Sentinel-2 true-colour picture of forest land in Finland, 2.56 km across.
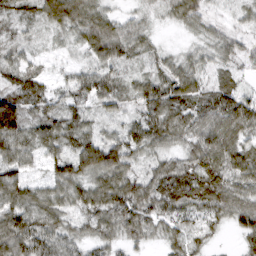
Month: March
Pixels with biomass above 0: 92%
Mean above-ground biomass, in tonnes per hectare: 49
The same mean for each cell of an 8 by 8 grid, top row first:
30 60 66 34 20 41 35 20
36 11 28 78 34 9 28 34
49 30 42 45 35 61 28 20
98 45 37 34 47 63 58 77
68 55 65 69 57 36 65 59
71 43 63 79 43 68 70 57
77 68 47 81 60 60 52 53
84 64 37 37 32 30 19 24
